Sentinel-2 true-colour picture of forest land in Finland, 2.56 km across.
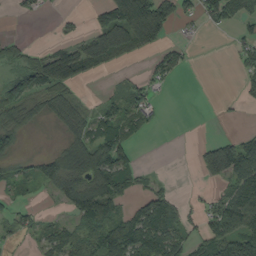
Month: September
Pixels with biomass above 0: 50%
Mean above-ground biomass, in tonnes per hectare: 60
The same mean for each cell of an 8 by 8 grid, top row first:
12 4 10 131 268 82 52 67
41 19 51 119 76 29 0 40
85 58 15 6 29 20 0 29
71 42 56 57 58 0 0 6
49 3 77 114 6 0 63 101
41 88 110 110 21 3 70 130
35 4 99 78 79 60 52 139
21 60 77 112 141 79 109 175
